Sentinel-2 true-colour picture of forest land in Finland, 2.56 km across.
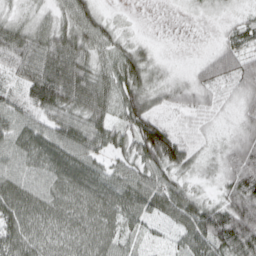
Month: March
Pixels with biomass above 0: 89%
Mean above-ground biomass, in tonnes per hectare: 46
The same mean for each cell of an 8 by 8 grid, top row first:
17 18 58 11 0 1 5 13
70 68 63 36 18 0 8 52
33 98 87 53 48 16 41 64
55 63 57 49 71 26 24 29
44 52 73 44 97 79 11 43
48 40 56 45 57 37 9 76
61 51 53 56 61 69 49 71
56 46 52 43 23 26 71 84
